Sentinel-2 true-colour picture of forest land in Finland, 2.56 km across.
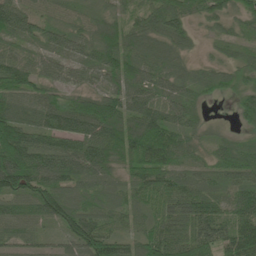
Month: June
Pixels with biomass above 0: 92%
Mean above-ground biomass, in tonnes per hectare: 77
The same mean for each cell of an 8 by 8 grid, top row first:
87 45 43 46 52 74 51 41
55 53 57 103 87 58 12 37
107 69 45 75 85 65 53 58
90 98 109 112 108 74 15 55
159 73 94 104 141 84 33 48
165 118 97 60 107 73 49 64
76 108 87 69 65 107 83 98
60 25 95 86 79 107 89 124
